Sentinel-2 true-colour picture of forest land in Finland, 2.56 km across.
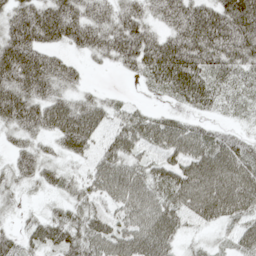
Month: May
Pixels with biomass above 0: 86%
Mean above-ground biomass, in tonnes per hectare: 67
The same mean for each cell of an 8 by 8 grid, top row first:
77 106 98 83 74 93 95 157
106 65 54 83 103 97 103 116
102 94 34 1 37 90 69 47
95 92 92 42 29 30 29 23
42 33 75 55 49 73 68 50
46 46 31 96 64 74 95 86
17 18 47 49 82 71 83 72
43 55 74 75 85 43 15 55
